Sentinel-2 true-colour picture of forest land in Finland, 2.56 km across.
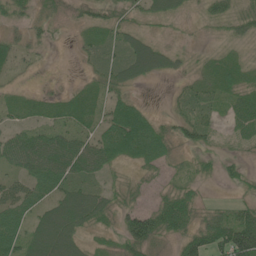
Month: June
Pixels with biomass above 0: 69%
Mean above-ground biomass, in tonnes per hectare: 39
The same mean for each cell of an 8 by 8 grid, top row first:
25 21 17 25 23 19 21 35
33 13 18 35 63 15 7 12
8 3 12 39 34 13 35 52
27 35 58 49 37 20 25 57
59 69 54 80 105 36 19 18
37 80 46 13 17 14 14 22
63 48 83 32 38 78 18 34
66 92 42 20 86 33 68 122
